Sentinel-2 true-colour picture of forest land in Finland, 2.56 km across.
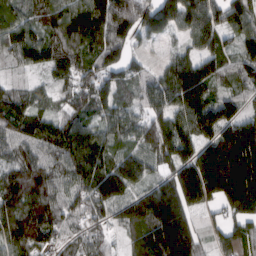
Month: March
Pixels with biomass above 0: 91%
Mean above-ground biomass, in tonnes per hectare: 138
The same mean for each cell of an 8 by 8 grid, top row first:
121 149 195 199 169 183 152 146
141 141 148 156 35 40 98 51
33 49 109 110 86 181 169 80
149 65 102 108 91 164 196 61
117 108 202 106 123 201 153 271
140 121 153 182 113 146 280 282
170 149 88 109 176 210 67 172
180 100 77 54 179 284 56 166
